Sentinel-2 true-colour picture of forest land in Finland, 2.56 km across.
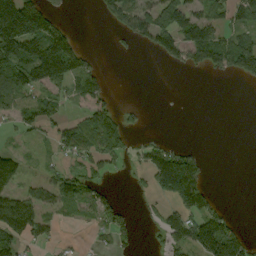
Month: September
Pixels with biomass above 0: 45%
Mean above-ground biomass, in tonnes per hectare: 61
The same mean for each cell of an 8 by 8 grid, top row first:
218 90 0 78 77 118 79 54
180 199 57 6 27 98 149 109
147 151 92 7 0 0 6 40
49 60 22 39 12 0 0 0
13 25 92 66 34 29 1 0
92 29 49 21 37 339 41 0
147 56 42 48 13 86 88 1
79 28 6 42 9 90 65 77
